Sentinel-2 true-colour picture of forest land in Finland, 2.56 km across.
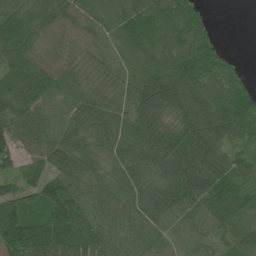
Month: June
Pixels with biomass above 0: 93%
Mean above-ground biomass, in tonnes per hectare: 83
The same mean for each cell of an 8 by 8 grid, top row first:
81 84 90 80 122 130 27 0
115 76 38 59 85 115 62 1
81 93 54 53 100 115 100 53
71 58 78 68 106 72 118 130
69 77 71 69 92 90 101 50
52 77 80 64 75 109 103 74
107 114 122 77 82 88 88 81
176 166 99 80 66 57 48 64
